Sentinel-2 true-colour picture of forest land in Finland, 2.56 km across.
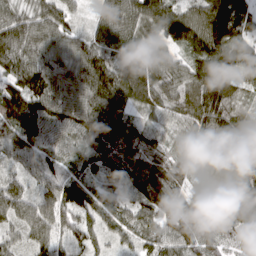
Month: March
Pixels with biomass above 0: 98%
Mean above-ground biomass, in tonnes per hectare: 101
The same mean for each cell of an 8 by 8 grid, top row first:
84 86 41 109 123 111 123 101
120 91 88 109 89 76 148 107
114 129 112 142 116 103 145 76
182 150 137 127 60 79 149 79
128 106 88 143 94 49 90 83
60 99 99 96 103 76 54 101
123 108 128 75 97 94 118 155
55 105 84 54 54 98 91 32
